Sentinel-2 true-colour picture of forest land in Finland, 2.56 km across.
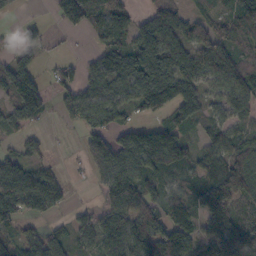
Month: October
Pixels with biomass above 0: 75%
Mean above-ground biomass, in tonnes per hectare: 87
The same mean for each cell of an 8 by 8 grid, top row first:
13 10 92 108 45 78 46 106
34 25 3 95 139 104 114 72
146 30 55 91 130 138 79 106
72 41 80 92 71 109 51 79
32 20 24 115 168 135 54 82
127 74 7 121 124 79 89 151
119 92 23 111 141 110 127 90
62 84 57 139 168 158 81 161
